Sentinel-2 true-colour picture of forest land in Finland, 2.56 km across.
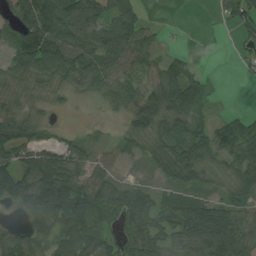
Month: August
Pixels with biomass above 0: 79%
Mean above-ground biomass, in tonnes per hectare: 60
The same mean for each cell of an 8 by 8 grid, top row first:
62 128 98 81 31 0 2 58
71 116 77 83 66 10 4 17
41 37 41 63 55 98 25 1
38 24 5 22 97 88 20 17
57 39 32 32 53 68 81 96
90 112 68 47 13 58 44 66
31 125 84 72 71 95 98 58
82 70 108 52 88 51 108 85
